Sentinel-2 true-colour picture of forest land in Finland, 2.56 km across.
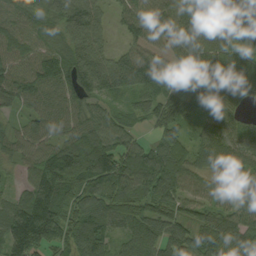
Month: September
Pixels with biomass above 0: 91%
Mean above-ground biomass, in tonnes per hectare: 90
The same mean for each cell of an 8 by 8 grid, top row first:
62 83 120 20 84 97 136 77
71 77 93 9 61 59 110 68
85 110 142 59 85 62 84 98
42 83 87 57 75 101 55 46
63 69 137 105 53 74 78 75
25 146 208 157 143 107 54 81
94 157 132 111 101 86 86 74
141 91 138 77 106 64 116 98
